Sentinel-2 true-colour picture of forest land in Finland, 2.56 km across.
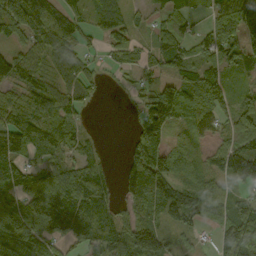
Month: September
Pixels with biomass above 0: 80%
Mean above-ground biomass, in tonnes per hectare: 76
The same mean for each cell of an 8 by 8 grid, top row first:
100 81 51 92 19 57 53 139
37 70 60 59 35 88 81 87
30 41 77 9 36 70 97 27
102 93 49 0 89 127 98 82
134 82 58 1 126 48 43 80
107 95 110 31 154 107 79 127
82 100 117 61 67 115 68 82
136 74 72 94 60 31 14 154
